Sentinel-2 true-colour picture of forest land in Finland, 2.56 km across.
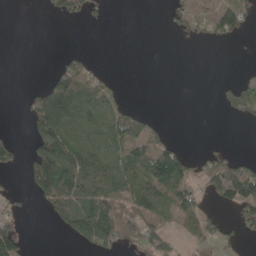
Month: May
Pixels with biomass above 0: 40%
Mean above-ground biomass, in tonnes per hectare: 43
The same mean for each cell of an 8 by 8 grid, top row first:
0 10 37 4 0 21 20 52
0 0 4 0 0 2 5 0
0 31 103 14 0 0 0 15
2 211 89 55 29 0 0 35
36 121 72 78 88 24 4 0
6 135 119 105 106 122 66 82
23 41 74 82 81 85 24 67
74 0 50 70 60 24 49 19
